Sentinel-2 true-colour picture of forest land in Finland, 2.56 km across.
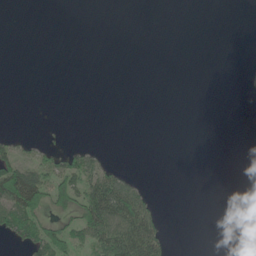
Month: June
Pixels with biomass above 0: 17%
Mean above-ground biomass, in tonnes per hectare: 18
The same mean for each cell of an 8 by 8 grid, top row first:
0 0 0 0 0 0 0 0
0 0 0 0 0 0 0 0
0 0 0 0 0 0 0 2
0 0 0 0 0 0 0 0
21 8 7 0 0 0 0 0
111 58 66 46 2 0 0 0
93 49 79 133 64 0 0 0
29 76 40 112 130 2 0 0
